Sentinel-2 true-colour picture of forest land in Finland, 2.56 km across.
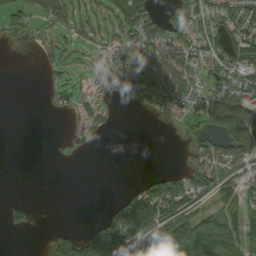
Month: September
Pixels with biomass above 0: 48%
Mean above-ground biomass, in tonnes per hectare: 55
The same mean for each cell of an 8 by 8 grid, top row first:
55 63 64 65 78 41 77 89
2 25 38 58 90 84 75 119
0 18 15 77 99 94 52 67
0 13 49 27 18 42 113 125
0 0 24 1 0 1 43 102
0 0 0 0 17 51 89 57
34 0 0 33 182 114 58 97
0 27 98 155 114 138 163 110
